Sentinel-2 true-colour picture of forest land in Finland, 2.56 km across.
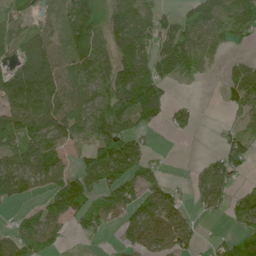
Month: June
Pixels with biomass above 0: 68%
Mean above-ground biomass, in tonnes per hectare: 82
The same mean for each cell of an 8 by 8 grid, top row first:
65 34 121 85 84 52 92 106
95 101 133 84 101 166 74 20
178 164 131 128 155 77 11 77
164 157 126 153 135 49 0 52
94 124 53 156 47 1 1 65
119 79 78 89 66 3 66 37
26 76 99 104 98 82 39 62
94 76 22 11 92 66 10 57
